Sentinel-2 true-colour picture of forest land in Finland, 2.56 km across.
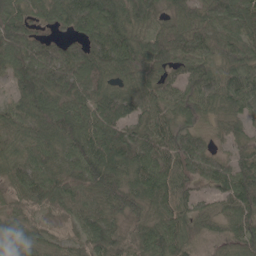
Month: May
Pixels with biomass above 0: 94%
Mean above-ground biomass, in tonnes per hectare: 81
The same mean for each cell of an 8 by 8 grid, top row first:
98 54 109 101 69 57 74 104
102 62 68 130 92 92 73 82
77 110 100 62 79 56 109 93
78 102 93 98 79 61 43 66
71 87 90 119 99 91 49 50
73 93 106 106 93 95 73 103
51 58 77 80 68 88 47 82
81 49 56 78 84 102 45 76
